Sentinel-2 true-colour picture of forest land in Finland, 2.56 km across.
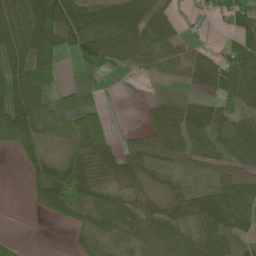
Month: May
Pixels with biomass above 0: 76%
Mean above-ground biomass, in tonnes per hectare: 40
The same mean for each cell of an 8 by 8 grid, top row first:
58 97 73 49 78 23 21 45
60 71 52 35 56 44 18 59
71 31 39 6 14 26 49 73
90 51 75 7 14 38 45 39
39 19 44 29 50 63 40 66
0 38 48 33 31 24 26 48
0 31 36 36 28 27 60 56
4 0 14 28 22 23 60 41
